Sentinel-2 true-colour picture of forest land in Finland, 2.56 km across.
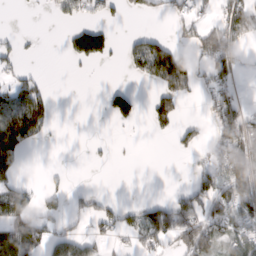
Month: February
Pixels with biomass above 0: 36%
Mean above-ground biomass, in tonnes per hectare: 46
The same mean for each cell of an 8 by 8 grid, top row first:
0 6 40 24 25 22 18 107
17 0 77 32 93 48 95 33
29 7 3 1 43 110 35 20
128 65 0 68 16 74 21 71
161 7 0 5 0 22 34 129
44 10 0 0 0 0 52 147
102 31 25 26 54 96 70 89
107 47 53 20 62 62 102 70
